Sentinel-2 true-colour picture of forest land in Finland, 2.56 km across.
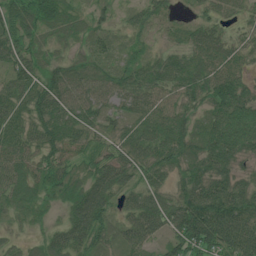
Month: July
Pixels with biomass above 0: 94%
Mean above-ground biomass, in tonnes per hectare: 63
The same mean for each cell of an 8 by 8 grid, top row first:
80 61 37 24 41 21 38 36
77 36 30 34 26 40 76 48
76 66 66 64 73 80 90 68
72 86 78 47 73 67 56 86
77 74 53 48 75 75 76 81
63 67 44 84 53 42 81 49
36 23 90 50 87 78 123 102
19 48 71 40 64 71 118 114
